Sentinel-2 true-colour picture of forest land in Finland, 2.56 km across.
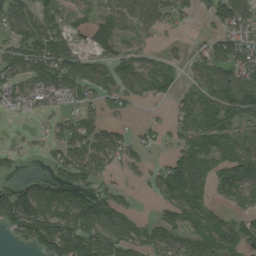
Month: August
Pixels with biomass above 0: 69%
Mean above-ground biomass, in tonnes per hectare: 75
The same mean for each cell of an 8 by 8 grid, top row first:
97 71 24 62 87 63 46 108
79 137 51 53 39 16 66 107
78 98 103 80 95 44 82 121
29 31 60 25 7 55 88 95
15 44 101 93 42 49 81 98
27 55 97 31 36 131 76 108
141 109 122 97 5 101 52 48
37 153 176 127 89 80 85 91
